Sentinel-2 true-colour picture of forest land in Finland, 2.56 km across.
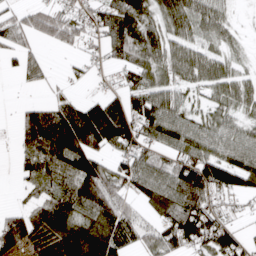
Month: April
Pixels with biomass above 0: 74%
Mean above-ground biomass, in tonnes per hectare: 64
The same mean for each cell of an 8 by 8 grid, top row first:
44 67 52 83 66 75 69 6
50 19 35 53 87 60 40 17
15 27 14 13 63 54 65 50
21 78 98 98 94 74 44 38
29 121 140 74 58 80 89 83
18 62 121 77 77 81 99 95
24 67 76 94 38 80 69 24
96 97 121 89 48 86 71 44
